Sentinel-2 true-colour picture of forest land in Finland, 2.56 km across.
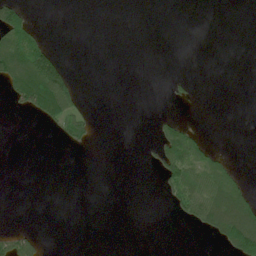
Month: July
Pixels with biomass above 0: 17%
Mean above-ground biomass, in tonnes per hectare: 19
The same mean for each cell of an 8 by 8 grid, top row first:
57 0 0 0 0 0 0 0
82 42 0 0 0 0 0 0
90 166 8 0 0 8 0 0
13 100 35 0 0 3 0 0
0 0 18 0 3 67 18 0
0 0 0 0 0 65 58 17
0 0 0 0 0 27 84 84
47 4 0 0 0 0 8 120
